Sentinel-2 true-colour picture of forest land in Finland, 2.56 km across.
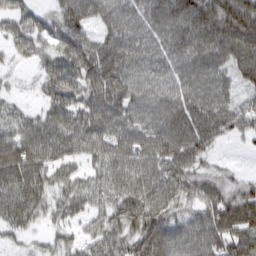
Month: March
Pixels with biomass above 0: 88%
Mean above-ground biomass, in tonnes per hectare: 73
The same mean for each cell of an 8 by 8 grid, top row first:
53 37 76 76 94 133 108 108
37 41 80 92 79 101 110 103
9 52 72 93 72 76 81 52
33 48 69 81 77 97 96 67
81 93 68 80 84 104 72 14
104 61 40 73 83 83 50 27
92 46 43 56 85 54 75 113
22 24 36 63 97 119 115 105
